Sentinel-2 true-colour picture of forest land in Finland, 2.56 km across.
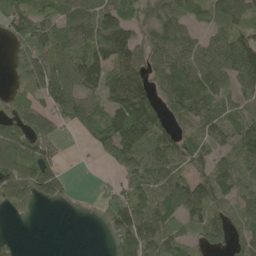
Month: May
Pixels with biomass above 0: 76%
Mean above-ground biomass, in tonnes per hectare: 86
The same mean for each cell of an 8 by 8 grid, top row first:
100 96 113 102 67 92 64 103
63 118 89 156 85 98 79 140
57 117 108 116 107 122 94 106
110 85 120 104 149 83 78 51
97 89 16 121 100 97 61 92
103 123 1 24 96 85 90 76
68 16 12 82 119 109 114 80
17 0 0 43 139 88 88 65
